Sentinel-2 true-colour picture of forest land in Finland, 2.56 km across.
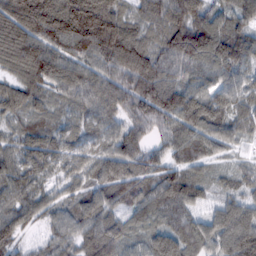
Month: February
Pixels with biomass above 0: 96%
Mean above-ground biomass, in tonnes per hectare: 93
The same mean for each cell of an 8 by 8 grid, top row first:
139 189 195 130 69 109 98 85
135 121 128 159 118 139 163 126
75 108 87 88 153 78 75 74
72 61 58 73 110 131 122 67
62 83 61 70 73 117 99 53
82 52 64 103 73 86 49 59
84 61 65 66 79 97 30 78
62 42 63 91 68 118 83 125
